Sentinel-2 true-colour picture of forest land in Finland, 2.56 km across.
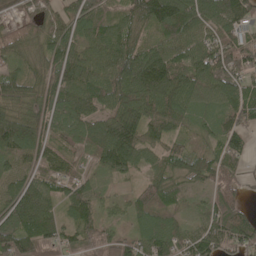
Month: May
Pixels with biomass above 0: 91%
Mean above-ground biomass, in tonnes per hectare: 87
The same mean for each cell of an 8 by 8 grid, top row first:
60 65 94 68 124 158 98 107
57 78 67 104 76 78 92 103
89 76 87 116 99 100 105 86
87 110 93 95 72 97 59 101
129 77 64 153 97 64 52 64
72 80 53 61 50 78 86 71
111 81 95 35 88 49 67 75
142 90 86 74 102 97 119 120
